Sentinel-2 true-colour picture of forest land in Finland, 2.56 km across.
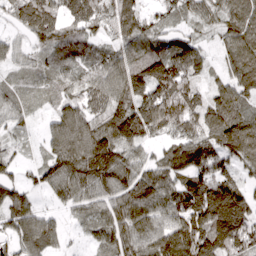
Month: March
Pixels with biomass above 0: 90%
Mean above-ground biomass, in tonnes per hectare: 98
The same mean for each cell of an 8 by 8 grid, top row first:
74 138 82 97 73 59 69 117
57 79 81 65 105 104 42 119
46 50 74 107 125 144 45 103
67 37 110 132 146 152 109 96
33 59 140 153 82 95 111 162
51 88 119 122 102 111 132 65
120 32 60 99 120 110 178 133
88 109 19 100 104 165 166 146
